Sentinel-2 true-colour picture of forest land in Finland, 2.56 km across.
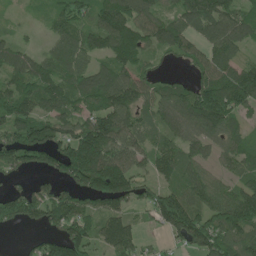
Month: June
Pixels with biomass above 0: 82%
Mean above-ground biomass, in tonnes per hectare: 94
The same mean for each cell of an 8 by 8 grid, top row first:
12 47 85 157 100 77 119 88
69 40 100 126 99 82 80 61
100 116 87 106 64 33 88 138
125 89 81 133 69 114 153 73
138 140 180 133 65 75 78 66
46 74 165 195 59 75 56 59
106 129 102 92 57 153 93 155
4 74 119 126 32 63 130 86
